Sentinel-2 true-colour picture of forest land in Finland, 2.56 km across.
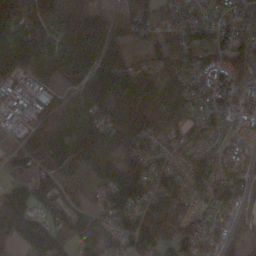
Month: November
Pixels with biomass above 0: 91%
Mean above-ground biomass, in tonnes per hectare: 105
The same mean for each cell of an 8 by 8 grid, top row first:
217 170 145 72 106 73 72 87
182 115 102 69 34 80 129 109
73 72 94 132 82 85 79 90
48 67 131 125 99 77 100 62
49 171 194 121 115 88 71 59
83 116 46 138 157 91 98 65
206 126 56 140 141 134 48 51
122 228 122 119 117 127 73 57
